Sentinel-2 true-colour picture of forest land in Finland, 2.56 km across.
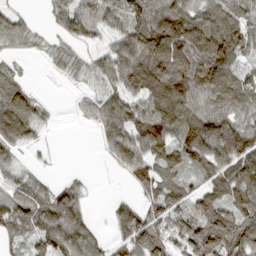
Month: March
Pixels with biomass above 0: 80%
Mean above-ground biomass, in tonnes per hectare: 72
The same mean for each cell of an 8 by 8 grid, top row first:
42 29 98 77 103 113 82 70
29 28 44 60 118 133 126 66
39 3 33 78 89 117 124 67
120 19 22 85 84 88 85 84
77 9 0 71 103 97 143 134
41 14 10 7 69 57 63 138
96 88 71 18 43 57 91 98
42 96 103 35 86 66 111 100
